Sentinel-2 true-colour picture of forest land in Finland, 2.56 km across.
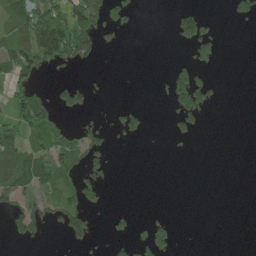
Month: May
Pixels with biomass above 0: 28%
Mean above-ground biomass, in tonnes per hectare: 32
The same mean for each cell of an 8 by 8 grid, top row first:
58 158 106 44 1 35 18 20
88 148 127 12 0 11 47 0
63 7 13 1 0 66 29 0
22 72 43 14 32 56 27 0
66 67 45 21 5 8 0 0
96 70 48 15 0 0 0 0
53 32 77 8 2 0 0 0
18 7 34 24 34 23 0 0
